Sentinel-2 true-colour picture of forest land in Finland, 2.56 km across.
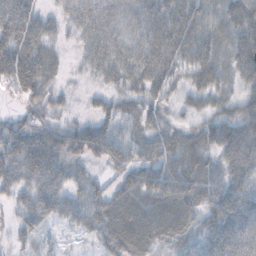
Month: October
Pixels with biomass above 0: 86%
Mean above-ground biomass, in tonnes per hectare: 46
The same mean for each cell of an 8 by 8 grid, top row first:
67 24 44 52 53 63 41 57
67 33 21 49 52 65 49 55
69 41 7 31 48 39 53 43
21 34 8 30 38 20 34 42
55 58 63 56 36 38 42 90
53 53 31 27 51 68 51 66
30 47 45 58 56 71 51 72
20 12 10 52 58 49 55 73
